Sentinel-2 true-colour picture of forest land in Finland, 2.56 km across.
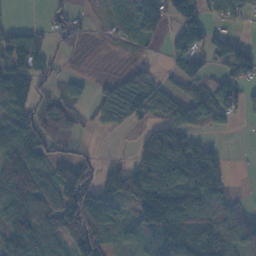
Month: November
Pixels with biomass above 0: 70%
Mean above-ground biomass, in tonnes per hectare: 76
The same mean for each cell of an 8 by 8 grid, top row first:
2 18 24 57 37 87 56 60
90 41 17 23 23 73 66 52
116 35 24 37 87 56 57 71
106 76 26 81 102 105 90 37
128 79 21 1 111 145 46 0
161 77 127 56 151 139 174 1
110 98 170 71 145 186 103 21
106 71 129 41 66 115 96 65
